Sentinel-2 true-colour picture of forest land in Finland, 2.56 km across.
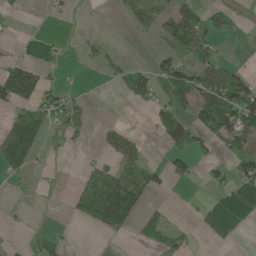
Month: May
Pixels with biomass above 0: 34%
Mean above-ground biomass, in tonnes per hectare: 35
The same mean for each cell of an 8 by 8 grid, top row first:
2 4 2 3 41 62 39 11
6 6 13 12 1 49 56 6
153 27 3 16 60 92 85 68
51 62 35 1 6 89 100 153
97 24 8 33 14 52 46 52
18 7 22 69 49 38 21 45
2 2 73 166 36 1 1 0
2 21 1 6 22 28 0 0
